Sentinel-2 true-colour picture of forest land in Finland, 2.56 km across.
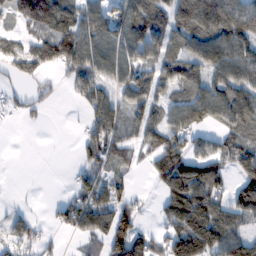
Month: February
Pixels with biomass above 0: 70%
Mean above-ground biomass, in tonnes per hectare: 79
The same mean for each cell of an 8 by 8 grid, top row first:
76 126 96 87 109 92 125 105
56 107 130 100 95 59 105 107
36 26 87 88 77 96 94 111
33 15 23 107 83 88 114 113
0 0 40 77 55 96 74 91
0 0 45 56 17 163 135 77
13 15 114 106 20 117 135 96
69 22 35 106 95 141 157 96
